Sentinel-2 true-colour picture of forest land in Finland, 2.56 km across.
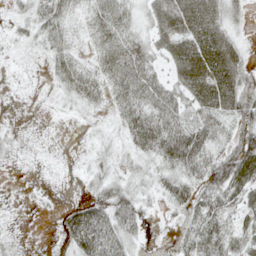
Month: May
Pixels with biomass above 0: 74%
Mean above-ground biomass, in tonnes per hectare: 32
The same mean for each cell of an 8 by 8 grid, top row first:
15 39 18 53 27 53 54 22
8 25 13 44 39 43 75 30
3 9 44 42 64 33 74 55
1 2 14 19 50 45 47 42
11 2 2 14 46 72 52 56
1 3 7 25 20 42 44 59
2 3 34 55 24 24 47 40
9 4 67 66 11 14 63 37
